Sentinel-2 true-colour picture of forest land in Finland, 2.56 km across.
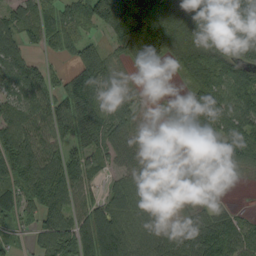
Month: September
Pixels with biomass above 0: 80%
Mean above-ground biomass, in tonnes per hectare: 84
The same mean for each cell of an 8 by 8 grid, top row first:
76 62 72 181 162 181 117 113
72 42 91 38 26 119 145 85
82 72 128 86 5 20 166 122
80 88 169 109 25 46 134 109
112 89 114 79 37 24 88 108
107 133 96 31 81 24 24 20
90 106 77 81 69 12 32 17
28 79 113 153 82 81 101 78
